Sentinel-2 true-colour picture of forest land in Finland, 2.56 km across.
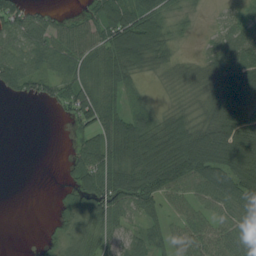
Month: August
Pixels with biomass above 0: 75%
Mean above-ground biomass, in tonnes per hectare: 62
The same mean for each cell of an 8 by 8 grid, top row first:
65 44 32 113 99 32 9 30
68 77 68 121 138 29 33 75
72 52 66 88 22 38 76 133
0 6 87 74 59 44 64 108
0 0 43 87 135 129 139 128
0 0 65 86 128 121 93 103
0 3 72 80 66 29 43 83
0 15 64 38 51 39 50 60
